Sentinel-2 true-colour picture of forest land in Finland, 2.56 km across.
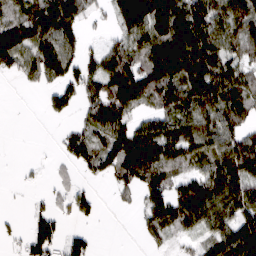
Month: March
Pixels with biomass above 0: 69%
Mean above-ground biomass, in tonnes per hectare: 76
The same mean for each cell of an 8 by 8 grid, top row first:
66 117 72 49 165 140 123 123
99 105 66 53 84 132 127 74
20 49 90 97 126 134 140 79
0 36 42 113 41 104 100 98
0 1 83 106 115 116 97 98
4 9 24 64 111 64 103 100
1 36 52 6 55 106 116 97
19 116 54 0 20 27 63 121
